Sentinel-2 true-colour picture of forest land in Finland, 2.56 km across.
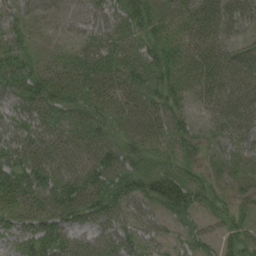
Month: August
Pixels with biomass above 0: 88%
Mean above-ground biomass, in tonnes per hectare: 42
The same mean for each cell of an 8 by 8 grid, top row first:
27 23 29 36 50 31 56 50
35 13 32 45 38 43 50 39
48 47 49 49 40 41 48 51
35 52 52 41 41 30 24 62
43 56 61 49 35 32 27 43
50 51 59 64 50 49 26 32
47 57 79 60 33 47 30 29
31 49 34 42 44 23 28 49
